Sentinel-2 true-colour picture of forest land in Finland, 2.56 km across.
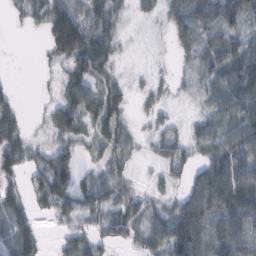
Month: February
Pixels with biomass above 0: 75%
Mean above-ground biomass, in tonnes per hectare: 41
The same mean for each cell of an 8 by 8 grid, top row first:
12 59 56 38 16 48 68 63
0 31 85 32 5 22 57 50
5 4 41 25 12 14 45 76
36 16 52 49 17 9 37 72
42 19 27 43 13 36 51 80
30 59 25 42 6 24 69 79
53 22 39 40 43 54 81 86
63 6 34 37 38 73 69 71
